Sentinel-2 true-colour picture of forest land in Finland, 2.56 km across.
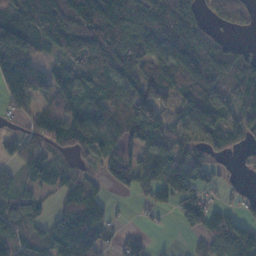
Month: November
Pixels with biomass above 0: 78%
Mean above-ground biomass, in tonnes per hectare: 77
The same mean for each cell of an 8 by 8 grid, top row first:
93 162 169 156 96 99 33 38
134 58 157 156 106 103 88 31
97 65 92 109 100 87 104 112
35 75 84 80 119 55 132 89
50 57 83 65 76 67 67 31
41 54 45 54 66 122 67 16
66 22 97 19 16 32 54 28
64 75 147 22 19 2 56 149
